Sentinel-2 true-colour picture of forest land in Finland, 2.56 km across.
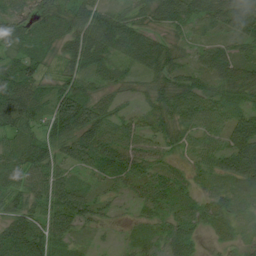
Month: August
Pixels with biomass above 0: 93%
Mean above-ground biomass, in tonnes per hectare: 50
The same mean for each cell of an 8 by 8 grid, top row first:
44 54 64 55 45 75 67 82
39 44 80 70 69 32 41 30
92 41 61 43 27 43 43 58
101 60 109 43 29 68 63 37
49 58 83 57 39 36 36 67
56 73 28 39 43 35 35 55
54 58 61 16 23 37 50 26
82 71 17 7 24 58 13 23
